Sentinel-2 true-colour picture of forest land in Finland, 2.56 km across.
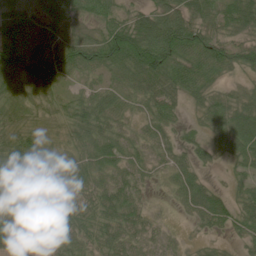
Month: June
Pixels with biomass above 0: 89%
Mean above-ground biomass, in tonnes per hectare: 51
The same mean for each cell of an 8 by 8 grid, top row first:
95 63 36 38 58 74 49 77
106 88 72 83 104 90 65 41
76 76 27 35 66 61 50 18
53 45 55 55 35 31 45 56
65 41 46 56 37 33 33 55
70 43 43 42 28 39 14 24
64 74 48 55 28 14 58 37
68 56 50 51 26 11 13 22
